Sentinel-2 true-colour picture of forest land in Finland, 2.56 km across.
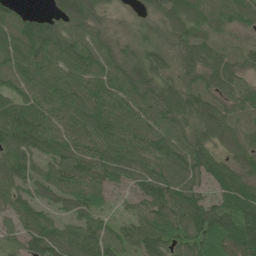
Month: June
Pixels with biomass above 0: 92%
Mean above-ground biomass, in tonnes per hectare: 70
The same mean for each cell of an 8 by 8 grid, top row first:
48 42 87 27 25 64 55 56
95 96 79 63 47 61 64 32
72 82 78 75 77 55 69 56
100 76 88 93 82 93 83 35
88 77 77 83 89 88 77 46
73 66 90 60 70 78 60 55
64 39 56 20 62 93 91 87
42 99 88 61 88 72 85 104
